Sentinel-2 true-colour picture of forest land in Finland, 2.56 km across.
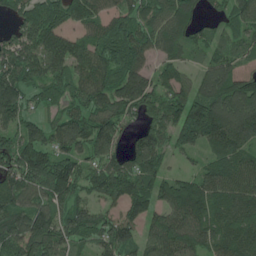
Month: June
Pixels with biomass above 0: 89%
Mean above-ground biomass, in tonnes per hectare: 129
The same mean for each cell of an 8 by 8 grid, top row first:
87 185 142 121 110 157 43 99
135 153 116 184 126 106 70 73
147 113 135 137 117 127 115 120
127 62 108 146 97 130 242 193
127 103 129 115 110 97 127 134
150 175 142 176 139 83 122 135
138 132 105 73 104 167 164 160
164 151 71 120 92 206 149 161
